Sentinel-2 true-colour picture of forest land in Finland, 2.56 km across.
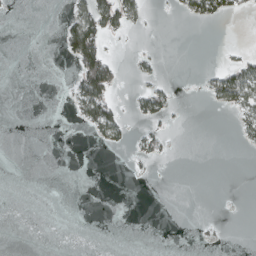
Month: March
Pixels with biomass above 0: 13%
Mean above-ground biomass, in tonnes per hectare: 9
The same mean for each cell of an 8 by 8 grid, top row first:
1 0 35 44 13 4 39 12
0 0 87 3 3 0 0 2
0 0 50 45 8 2 16 70
0 0 25 43 24 5 1 28
0 0 0 16 14 1 0 8
0 0 0 0 2 0 0 0
0 0 0 0 0 0 0 0
0 0 0 0 0 0 2 0
